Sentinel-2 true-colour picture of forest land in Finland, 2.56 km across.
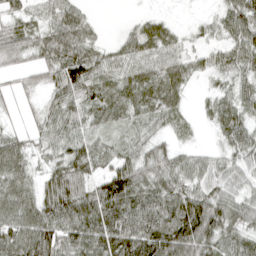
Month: April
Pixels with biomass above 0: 87%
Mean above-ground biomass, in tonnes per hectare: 53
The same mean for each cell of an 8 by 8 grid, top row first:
38 43 39 1 16 9 16 66
59 63 75 25 50 37 41 64
17 42 82 50 58 52 20 46
11 39 50 58 49 36 26 60
42 38 48 35 43 28 12 60
55 41 61 67 57 61 48 43
69 71 88 89 85 88 95 57
77 80 71 92 112 103 74 54
